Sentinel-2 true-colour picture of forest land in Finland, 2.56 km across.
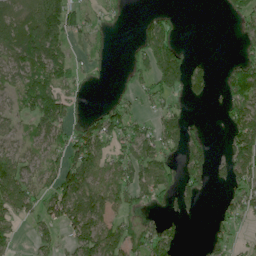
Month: June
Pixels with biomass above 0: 58%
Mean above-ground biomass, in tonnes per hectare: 61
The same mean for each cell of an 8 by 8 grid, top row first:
54 142 56 22 17 16 0 39
79 125 21 11 75 65 0 22
58 123 32 8 45 87 51 101
44 133 17 70 30 50 4 77
47 70 96 69 92 80 51 111
109 61 131 80 82 67 65 85
90 67 136 71 39 44 2 63
32 46 93 101 74 38 26 16
